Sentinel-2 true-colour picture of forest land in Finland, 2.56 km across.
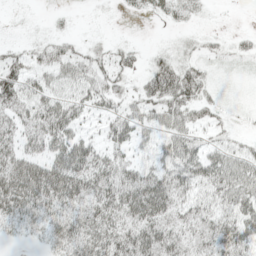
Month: May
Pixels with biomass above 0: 69%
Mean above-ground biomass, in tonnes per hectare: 40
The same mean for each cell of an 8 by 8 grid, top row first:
2 5 1 2 10 19 4 0
15 39 20 19 9 13 11 10
71 39 55 45 29 60 17 1
55 64 40 40 36 55 25 4
48 63 56 44 25 58 32 19
89 86 79 61 53 56 58 62
73 56 51 63 86 48 41 62
11 27 52 59 73 51 54 66
